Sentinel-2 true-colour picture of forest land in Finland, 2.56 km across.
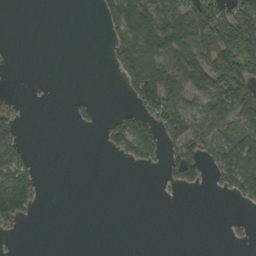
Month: September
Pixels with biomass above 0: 36%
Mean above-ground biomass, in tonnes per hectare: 41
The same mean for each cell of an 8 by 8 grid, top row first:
0 0 0 49 95 96 111 107
0 0 0 35 113 129 120 173
0 0 0 4 114 92 102 154
20 0 9 7 53 109 90 92
41 0 0 31 85 54 62 110
87 1 0 0 0 39 19 122
104 1 0 0 0 0 0 7
5 0 0 0 0 0 0 5
